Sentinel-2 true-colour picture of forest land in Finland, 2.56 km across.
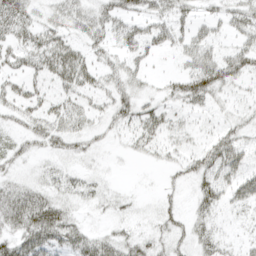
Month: April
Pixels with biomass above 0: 61%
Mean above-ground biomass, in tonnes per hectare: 28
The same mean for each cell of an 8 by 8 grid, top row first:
44 16 27 44 39 36 18 37
32 43 24 29 38 26 33 38
26 29 37 24 17 22 55 23
22 25 26 31 37 20 17 16
20 25 21 8 22 17 22 32
16 21 20 4 1 10 40 42
66 62 17 13 4 14 29 25
45 54 45 38 24 21 29 14
